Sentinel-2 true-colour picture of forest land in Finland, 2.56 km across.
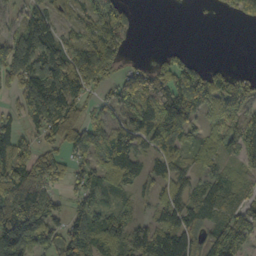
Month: October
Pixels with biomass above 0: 76%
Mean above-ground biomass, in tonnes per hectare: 88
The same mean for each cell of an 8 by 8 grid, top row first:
42 99 61 120 1 0 3 57
146 147 99 97 0 25 0 0
116 167 126 58 135 138 132 49
56 165 59 66 149 167 72 62
92 50 92 142 72 99 46 102
122 90 72 73 64 69 48 31
150 111 64 53 30 104 80 64
267 109 164 89 125 140 81 138
